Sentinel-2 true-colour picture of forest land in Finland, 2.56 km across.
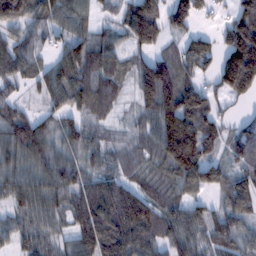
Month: February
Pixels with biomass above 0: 86%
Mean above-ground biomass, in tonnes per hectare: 87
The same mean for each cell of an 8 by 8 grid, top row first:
90 74 54 31 152 106 34 96
85 49 97 78 89 44 77 207
58 91 112 92 121 114 39 193
53 55 68 52 68 158 81 17
106 90 68 35 55 192 103 86
83 98 71 67 52 91 96 81
63 79 104 143 126 76 46 96
62 60 104 158 111 97 69 73
